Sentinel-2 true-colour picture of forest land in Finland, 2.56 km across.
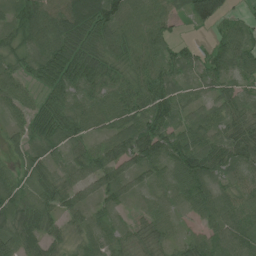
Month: July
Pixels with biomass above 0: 92%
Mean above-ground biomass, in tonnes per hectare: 63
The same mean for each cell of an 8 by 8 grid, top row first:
62 93 123 98 88 45 107 21
52 92 98 82 89 40 32 77
56 72 89 56 75 55 47 46
43 81 72 79 80 59 43 52
31 65 50 65 91 81 68 72
47 41 55 68 57 70 75 55
71 58 51 37 36 41 69 66
71 50 35 38 35 37 61 73
